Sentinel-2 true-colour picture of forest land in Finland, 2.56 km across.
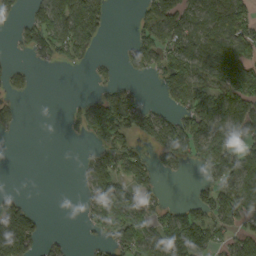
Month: September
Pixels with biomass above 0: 53%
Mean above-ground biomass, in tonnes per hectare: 69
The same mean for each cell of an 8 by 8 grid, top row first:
23 108 149 26 47 101 108 96
19 76 86 0 92 96 103 118
42 0 0 29 15 109 107 177
33 0 43 127 67 59 129 125
0 0 6 82 30 101 144 83
0 0 27 94 59 16 50 113
94 1 13 157 82 47 85 85
211 25 4 50 107 177 119 70
